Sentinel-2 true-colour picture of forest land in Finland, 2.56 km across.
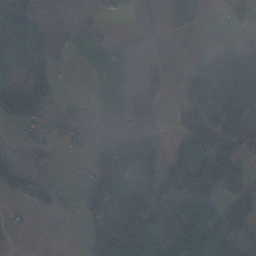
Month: November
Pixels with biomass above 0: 43%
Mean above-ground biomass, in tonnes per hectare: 42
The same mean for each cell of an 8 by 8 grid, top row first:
129 4 3 19 17 50 10 35
116 36 1 7 0 0 11 31
65 50 0 1 3 9 79 132
65 21 5 0 0 29 76 81
4 13 13 13 33 31 88 50
34 4 4 92 94 64 101 29
20 33 13 98 78 99 41 50
1 13 12 104 104 94 92 76
